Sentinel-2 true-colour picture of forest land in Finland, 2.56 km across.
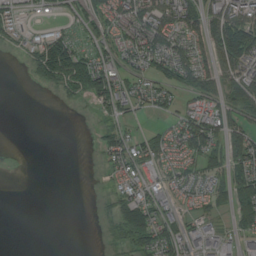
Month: August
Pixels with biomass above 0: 55%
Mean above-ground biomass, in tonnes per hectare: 44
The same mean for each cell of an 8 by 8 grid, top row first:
26 17 48 67 107 101 84 91
13 90 47 49 91 84 63 135
0 46 89 88 48 69 66 88
0 0 1 41 24 36 67 56
1 0 0 53 50 56 98 88
1 0 0 21 37 34 50 67
0 0 0 21 59 24 27 58
0 0 0 9 63 55 55 42
